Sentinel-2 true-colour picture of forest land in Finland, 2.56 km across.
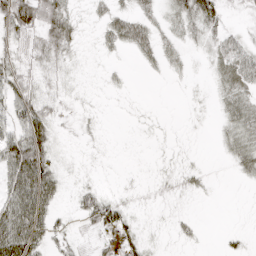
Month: April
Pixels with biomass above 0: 61%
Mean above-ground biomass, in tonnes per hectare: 22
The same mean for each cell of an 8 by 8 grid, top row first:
65 49 10 28 27 31 43 8
22 37 10 16 30 18 16 34
45 11 4 5 2 4 7 43
46 32 6 1 3 0 4 44
72 35 5 2 1 3 1 37
70 54 6 1 2 10 6 12
78 44 25 41 4 5 0 1
96 33 12 25 19 7 1 7
